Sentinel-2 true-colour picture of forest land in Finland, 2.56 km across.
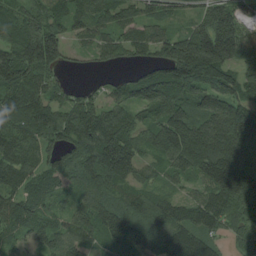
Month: August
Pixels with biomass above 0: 91%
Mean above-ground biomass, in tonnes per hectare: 107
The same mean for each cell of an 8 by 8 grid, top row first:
80 89 89 99 66 44 114 87
144 175 26 75 79 168 261 143
133 66 4 23 97 152 151 121
107 107 106 72 57 110 126 146
117 83 116 136 78 157 227 202
117 107 116 120 55 61 150 209
106 73 80 116 105 90 119 95
55 75 75 105 111 133 89 46
